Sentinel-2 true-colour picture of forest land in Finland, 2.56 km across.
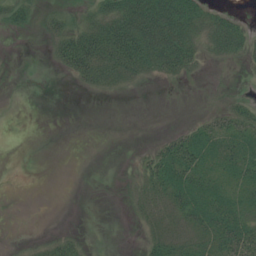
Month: July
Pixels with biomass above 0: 44%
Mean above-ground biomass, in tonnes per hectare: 18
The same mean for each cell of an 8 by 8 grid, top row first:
26 16 15 44 83 68 25 9
0 10 62 58 55 56 21 26
1 0 20 28 13 9 1 1
0 0 0 0 0 0 7 20
0 0 0 0 2 28 34 34
0 0 0 0 22 41 29 26
0 0 0 0 18 32 47 28
1 8 9 0 10 22 24 46
